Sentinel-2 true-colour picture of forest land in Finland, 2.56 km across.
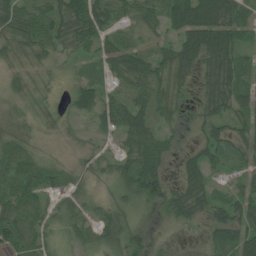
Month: July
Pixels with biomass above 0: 81%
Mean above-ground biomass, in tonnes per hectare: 43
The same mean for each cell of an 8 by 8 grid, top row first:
65 62 76 46 48 67 104 59
35 41 35 46 31 60 100 50
19 13 26 29 63 59 55 59
15 23 34 63 57 34 43 43
43 6 12 13 70 18 51 36
62 38 19 33 87 23 44 24
53 31 34 41 23 58 46 51
54 31 31 48 25 4 22 59
